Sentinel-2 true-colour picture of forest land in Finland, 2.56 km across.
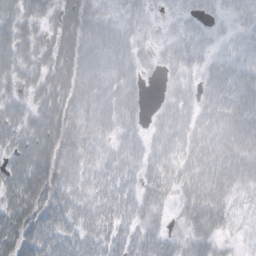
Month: October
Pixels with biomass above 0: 89%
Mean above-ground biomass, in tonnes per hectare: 39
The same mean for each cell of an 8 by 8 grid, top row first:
46 34 65 33 20 13 14 17
59 44 65 53 21 27 17 20
36 55 59 38 17 22 26 36
35 56 51 40 15 34 33 41
46 63 50 27 25 35 44 47
60 69 40 34 27 33 47 46
57 72 40 39 32 21 58 33
65 69 45 37 35 21 39 17
